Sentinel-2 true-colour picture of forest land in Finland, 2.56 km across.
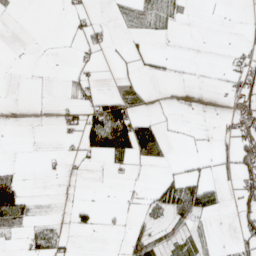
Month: April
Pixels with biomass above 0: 24%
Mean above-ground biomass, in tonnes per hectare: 18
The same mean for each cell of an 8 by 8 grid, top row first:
6 0 14 8 36 22 1 1
0 1 15 9 9 0 0 8
0 1 16 11 11 5 2 39
0 1 32 79 12 3 0 34
0 0 34 96 79 4 2 57
21 3 2 5 2 23 14 45
62 1 13 3 19 61 36 28
6 33 1 1 46 30 9 25
